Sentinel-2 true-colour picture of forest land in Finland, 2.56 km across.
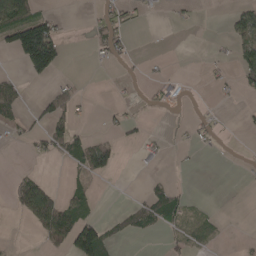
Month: April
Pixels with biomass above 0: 25%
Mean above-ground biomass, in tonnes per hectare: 23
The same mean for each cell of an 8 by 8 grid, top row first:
106 33 0 27 11 5 0 43
79 140 0 33 0 0 3 42
16 25 5 1 6 12 7 30
32 33 13 9 6 4 8 4
8 39 41 28 18 4 12 1
18 10 19 19 6 4 0 1
29 115 37 2 44 41 4 0
1 52 115 29 8 14 14 3
